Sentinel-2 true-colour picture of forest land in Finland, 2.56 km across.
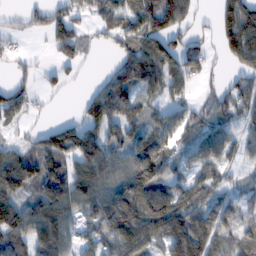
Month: February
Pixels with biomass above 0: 75%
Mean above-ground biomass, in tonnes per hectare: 77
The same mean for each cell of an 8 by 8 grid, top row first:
25 72 50 82 103 106 14 150
22 30 64 40 93 79 43 147
37 32 20 82 90 78 26 66
62 15 42 118 56 63 70 75
37 83 125 84 91 57 81 59
136 109 92 96 135 55 62 25
122 120 80 123 113 95 82 50
112 96 57 91 96 130 116 73
